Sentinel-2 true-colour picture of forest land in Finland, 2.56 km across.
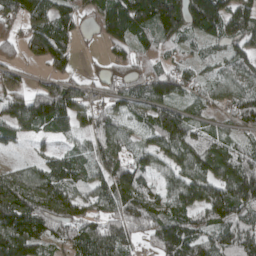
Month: April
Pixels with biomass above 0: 87%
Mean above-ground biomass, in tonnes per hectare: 93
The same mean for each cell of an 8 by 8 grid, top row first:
89 129 51 130 142 168 189 119
49 135 20 50 66 54 44 84
18 75 50 54 105 92 48 95
91 141 81 63 71 105 48 95
41 30 39 97 62 135 92 59
60 104 82 96 86 102 112 146
168 121 93 88 121 111 144 137
179 85 110 108 48 131 80 120
